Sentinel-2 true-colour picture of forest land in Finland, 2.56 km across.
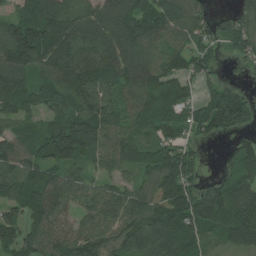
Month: July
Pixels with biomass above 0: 88%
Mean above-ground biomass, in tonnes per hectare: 107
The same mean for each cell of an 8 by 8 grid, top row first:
89 155 116 114 132 124 47 71
204 165 138 118 105 74 68 85
131 95 152 109 122 93 50 14
96 80 112 108 98 75 133 151
114 129 193 102 81 99 25 52
135 108 65 61 67 190 32 93
89 144 74 105 111 128 192 152
98 122 147 92 132 134 63 111
